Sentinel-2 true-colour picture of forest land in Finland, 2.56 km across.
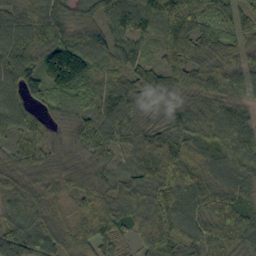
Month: September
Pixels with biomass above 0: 96%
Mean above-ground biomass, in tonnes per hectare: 87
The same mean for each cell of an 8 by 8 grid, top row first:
80 93 55 82 110 169 87 62
114 101 103 62 47 91 45 62
92 74 106 46 89 107 90 73
92 43 46 84 66 102 101 77
61 73 55 75 78 129 92 119
77 85 74 52 90 132 87 86
86 92 83 98 96 138 92 82
97 92 99 74 79 128 116 102
